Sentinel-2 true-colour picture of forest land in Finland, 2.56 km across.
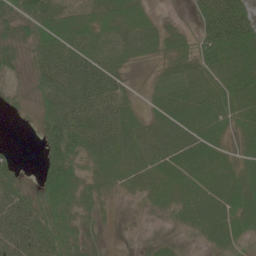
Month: June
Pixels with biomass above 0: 87%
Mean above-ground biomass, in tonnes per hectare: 51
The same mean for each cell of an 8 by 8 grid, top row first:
52 64 50 54 43 6 75 102
41 55 63 56 53 40 73 94
16 64 94 66 6 54 53 71
12 51 67 60 29 71 81 57
3 45 54 77 66 75 73 34
31 52 42 46 62 66 76 60
60 54 41 11 18 38 73 64
62 61 43 7 13 21 36 37
